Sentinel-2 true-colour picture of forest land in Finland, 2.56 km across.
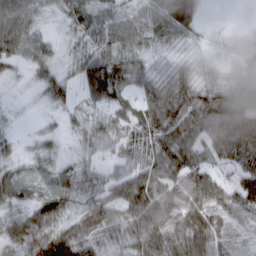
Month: March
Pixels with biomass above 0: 91%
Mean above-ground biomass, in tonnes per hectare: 53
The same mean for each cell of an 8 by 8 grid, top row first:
71 24 55 56 48 92 7 0
58 35 34 56 39 31 19 28
14 44 52 92 46 55 35 48
10 18 27 43 54 93 91 81
24 31 29 35 54 94 67 88
38 36 54 44 76 81 52 46
42 85 50 76 97 86 68 56
56 86 82 44 87 81 76 27
